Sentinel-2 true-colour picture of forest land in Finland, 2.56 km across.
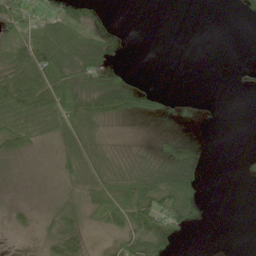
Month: May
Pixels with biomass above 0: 59%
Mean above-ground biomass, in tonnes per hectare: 30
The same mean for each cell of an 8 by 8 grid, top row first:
76 47 48 5 0 0 0 5
73 98 77 27 0 0 0 0
62 66 63 61 5 0 0 2
65 67 81 72 42 15 3 0
36 14 52 22 16 32 3 0
7 4 38 37 63 73 6 4
12 12 24 54 75 81 9 0
4 22 27 18 58 27 0 0
